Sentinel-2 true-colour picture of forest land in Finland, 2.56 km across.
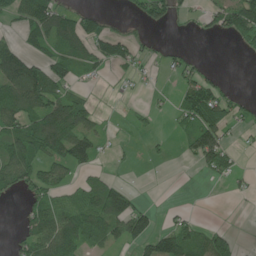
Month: June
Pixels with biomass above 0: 47%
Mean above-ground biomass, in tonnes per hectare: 48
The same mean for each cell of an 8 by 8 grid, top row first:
47 84 50 8 48 26 34 89
63 50 64 58 18 12 0 13
117 99 19 5 12 24 47 0
79 108 85 1 17 31 111 26
77 97 90 12 9 9 111 11
95 64 25 22 0 0 19 16
5 93 79 174 40 10 0 1
30 96 86 69 80 105 76 12
